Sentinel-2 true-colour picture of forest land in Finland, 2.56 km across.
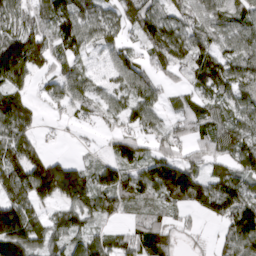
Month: March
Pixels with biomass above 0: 79%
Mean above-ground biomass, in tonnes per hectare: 72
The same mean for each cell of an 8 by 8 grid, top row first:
62 81 85 47 93 59 69 65
125 79 66 54 48 84 63 67
87 38 62 36 58 23 86 80
110 16 34 47 69 40 59 56
100 14 6 42 48 57 64 82
110 166 99 78 98 179 71 91
123 58 100 55 39 53 82 122
153 77 77 59 91 35 9 108
